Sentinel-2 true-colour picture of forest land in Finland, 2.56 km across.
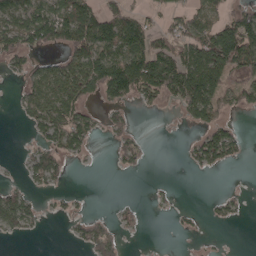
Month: April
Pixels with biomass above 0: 46%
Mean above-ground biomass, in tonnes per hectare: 52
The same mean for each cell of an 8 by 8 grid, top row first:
87 97 109 86 52 46 70 106
75 36 112 94 101 103 130 178
16 100 114 163 133 144 132 54
14 94 66 26 13 22 95 26
2 53 50 22 24 2 102 40
5 66 0 1 3 1 5 0
88 10 9 9 11 13 9 15
7 0 35 48 2 1 4 0
